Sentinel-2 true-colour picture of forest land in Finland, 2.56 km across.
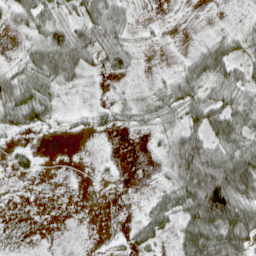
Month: April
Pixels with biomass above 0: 68%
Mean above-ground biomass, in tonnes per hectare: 40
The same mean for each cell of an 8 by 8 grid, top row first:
39 65 58 72 7 4 4 11
10 82 95 68 15 3 48 38
69 69 44 20 14 41 62 46
82 51 15 31 47 50 76 66
10 1 1 2 4 63 72 68
10 0 0 5 2 63 130 111
0 0 0 2 22 70 159 92
0 1 5 6 43 36 109 94
